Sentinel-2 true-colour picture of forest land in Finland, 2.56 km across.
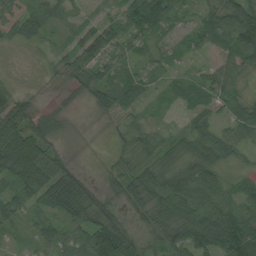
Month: August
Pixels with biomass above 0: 86%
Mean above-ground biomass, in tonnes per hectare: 45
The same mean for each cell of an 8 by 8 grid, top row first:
36 43 24 29 106 43 36 79
14 19 57 61 32 25 29 83
9 9 40 55 38 23 45 24
86 18 3 30 21 9 34 38
84 50 9 14 30 29 66 44
67 74 30 24 50 61 72 25
54 38 69 20 44 81 92 58
6 46 71 120 21 53 72 120
